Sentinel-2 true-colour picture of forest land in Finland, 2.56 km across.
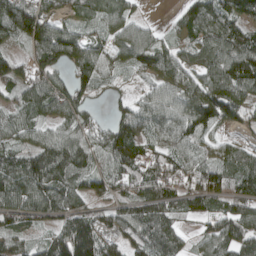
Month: April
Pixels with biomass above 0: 87%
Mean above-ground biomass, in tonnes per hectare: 87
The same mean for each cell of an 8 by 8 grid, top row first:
151 82 47 70 16 33 114 86
28 137 112 64 108 69 111 135
82 87 87 30 35 93 104 164
65 66 77 40 73 88 149 77
62 97 99 145 75 89 55 56
114 142 92 83 78 67 108 121
93 99 81 60 119 85 62 89
58 76 203 45 88 77 68 106
